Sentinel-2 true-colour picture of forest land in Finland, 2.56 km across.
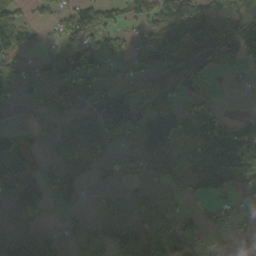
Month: October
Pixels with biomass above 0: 67%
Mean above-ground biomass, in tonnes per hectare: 70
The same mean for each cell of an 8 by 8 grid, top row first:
66 27 82 41 53 84 55 61
76 25 104 45 87 106 109 91
79 88 92 37 34 88 83 13
17 41 32 137 79 81 82 10
127 24 58 51 59 73 135 178
203 54 72 48 59 72 136 131
100 69 34 49 84 44 39 23
74 73 69 78 72 78 21 14
